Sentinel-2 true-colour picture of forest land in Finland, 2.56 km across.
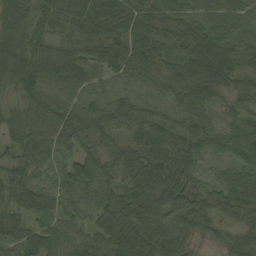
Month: August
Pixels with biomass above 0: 97%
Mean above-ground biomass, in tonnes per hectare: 72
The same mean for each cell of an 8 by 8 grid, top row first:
86 74 84 89 85 56 45 50
87 72 71 108 86 61 110 65
101 87 74 33 38 75 120 62
69 79 69 63 45 47 54 51
83 84 67 49 94 75 60 75
74 42 68 57 108 82 33 64
87 67 43 88 110 99 75 65
62 63 56 105 114 89 49 50
